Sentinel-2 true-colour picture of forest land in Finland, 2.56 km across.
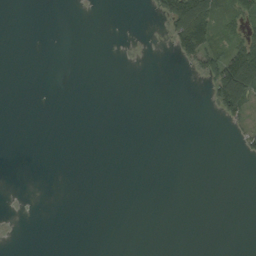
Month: September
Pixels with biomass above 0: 11%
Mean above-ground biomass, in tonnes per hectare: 10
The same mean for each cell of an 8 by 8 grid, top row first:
0 0 0 0 1 97 100 52
0 0 0 0 1 42 70 69
0 0 0 0 0 0 25 155
0 0 0 0 0 0 1 49
0 0 0 0 0 0 0 8
0 0 0 0 0 0 0 0
0 0 0 0 0 0 0 0
0 0 0 0 0 0 0 0
